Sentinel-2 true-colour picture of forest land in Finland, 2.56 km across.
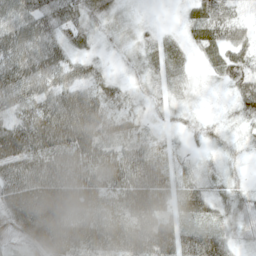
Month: May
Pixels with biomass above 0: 93%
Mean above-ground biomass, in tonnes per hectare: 51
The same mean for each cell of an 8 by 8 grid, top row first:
66 60 39 24 14 6 58 35
76 62 25 14 27 25 46 45
85 69 48 26 22 27 12 59
58 74 90 55 20 26 8 38
89 82 77 62 44 14 19 14
74 81 71 71 76 41 20 14
70 83 74 64 74 49 34 37
42 87 86 87 83 76 77 24
